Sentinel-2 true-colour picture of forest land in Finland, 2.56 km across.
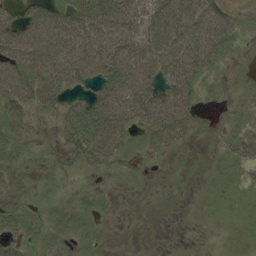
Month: August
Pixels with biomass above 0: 66%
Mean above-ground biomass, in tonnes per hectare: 32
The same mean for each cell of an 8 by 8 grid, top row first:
24 49 59 62 50 56 51 13
58 53 78 79 53 72 71 9
65 74 53 69 66 64 16 6
46 23 56 78 72 70 2 10
20 13 55 60 19 22 2 28
11 12 12 8 5 1 5 13
12 14 14 4 0 0 8 15
23 18 14 2 0 0 1 11
